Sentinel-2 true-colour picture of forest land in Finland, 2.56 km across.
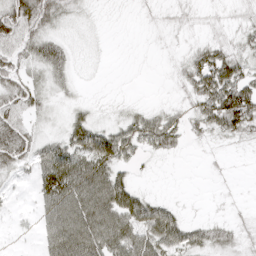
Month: April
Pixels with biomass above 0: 71%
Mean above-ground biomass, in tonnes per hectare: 33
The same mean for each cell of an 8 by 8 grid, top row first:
82 49 13 2 5 12 6 11
43 44 10 2 1 5 35 24
45 25 8 1 1 12 66 69
44 15 19 8 25 17 53 101
58 33 59 68 41 25 9 13
14 70 82 61 4 1 3 1
6 49 87 83 62 18 2 5
5 45 88 71 65 51 34 18
